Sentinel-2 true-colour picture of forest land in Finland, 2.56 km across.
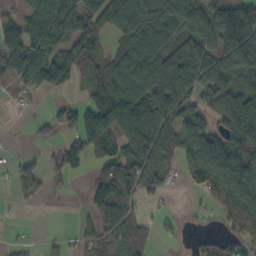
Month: October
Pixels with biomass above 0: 68%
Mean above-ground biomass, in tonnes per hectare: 73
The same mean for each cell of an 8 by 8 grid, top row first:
45 118 118 119 139 87 69 138
105 111 117 44 102 90 74 156
78 106 60 115 122 143 80 68
9 16 70 177 139 93 43 81
1 20 66 63 145 77 88 80
56 40 15 117 93 20 86 96
12 2 8 117 31 5 28 98
10 11 31 56 68 15 16 64
